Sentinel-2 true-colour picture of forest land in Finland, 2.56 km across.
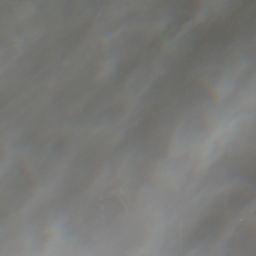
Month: October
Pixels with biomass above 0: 84%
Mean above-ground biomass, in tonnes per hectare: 65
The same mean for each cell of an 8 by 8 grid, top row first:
22 72 109 123 70 69 51 58
65 44 85 108 112 78 73 66
96 106 145 117 94 73 80 78
88 129 123 78 67 70 79 70
113 114 80 79 73 65 54 33
99 66 26 6 20 43 40 19
77 41 32 4 20 29 45 1
73 49 24 23 53 15 43 7
